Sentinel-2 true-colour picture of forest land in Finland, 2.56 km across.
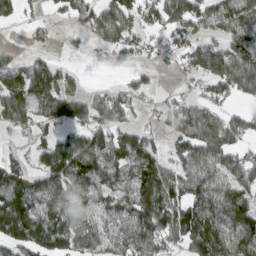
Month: March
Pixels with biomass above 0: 71%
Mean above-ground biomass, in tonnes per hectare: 79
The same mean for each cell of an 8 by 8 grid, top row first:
50 22 68 99 64 97 94 113
17 27 13 49 41 55 80 103
71 111 14 6 40 11 67 99
86 69 97 89 27 61 73 53
16 79 115 100 77 53 109 67
65 112 140 81 117 85 92 80
157 92 75 61 115 119 127 130
118 123 90 63 107 70 167 111
